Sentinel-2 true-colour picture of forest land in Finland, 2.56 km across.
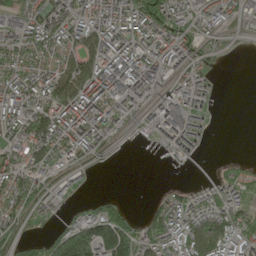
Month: May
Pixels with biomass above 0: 68%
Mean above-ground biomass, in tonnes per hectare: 75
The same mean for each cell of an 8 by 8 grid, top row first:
64 91 82 97 119 96 69 61
67 67 92 110 100 95 39 8
79 85 138 173 133 81 48 0
86 112 116 83 47 113 31 0
71 148 96 39 4 60 14 0
102 56 35 1 0 1 12 53
69 65 40 91 19 82 95 78
65 89 208 240 92 89 129 82
